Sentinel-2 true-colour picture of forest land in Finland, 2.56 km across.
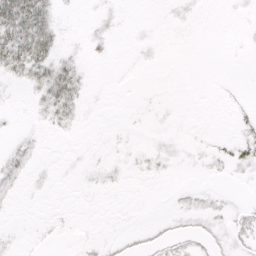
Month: April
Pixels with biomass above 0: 30%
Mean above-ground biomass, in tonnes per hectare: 6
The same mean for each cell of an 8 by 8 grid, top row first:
49 25 2 5 0 3 1 2
50 29 3 4 2 0 0 1
11 29 17 0 0 0 0 0
2 17 10 0 1 1 0 3
6 1 1 1 2 3 3 12
12 2 2 4 3 1 3 3
2 1 0 0 0 5 9 6
2 2 2 3 5 10 8 9
